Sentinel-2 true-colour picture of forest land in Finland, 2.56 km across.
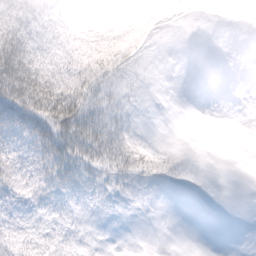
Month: February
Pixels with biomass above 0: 56%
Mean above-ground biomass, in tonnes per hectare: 14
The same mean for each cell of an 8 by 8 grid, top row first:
27 13 7 9 17 11 3 0
47 22 22 27 11 0 0 0
59 39 31 17 5 0 0 0
49 45 38 18 3 0 0 0
28 39 35 28 12 3 0 0
27 27 19 15 17 16 4 0
12 14 5 3 2 0 2 0
23 15 5 0 1 0 0 0
